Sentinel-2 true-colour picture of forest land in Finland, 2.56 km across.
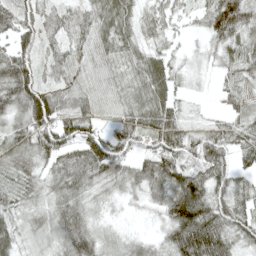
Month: April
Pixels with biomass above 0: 91%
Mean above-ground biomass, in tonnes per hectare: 49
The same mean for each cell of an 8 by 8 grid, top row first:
59 29 38 65 34 32 51 75
51 31 41 50 39 19 31 50
88 32 39 37 59 33 9 41
57 91 62 30 64 38 10 32
58 69 65 57 44 72 74 44
45 44 67 56 58 77 61 34
39 45 54 18 23 89 67 44
39 39 75 28 25 67 87 45
